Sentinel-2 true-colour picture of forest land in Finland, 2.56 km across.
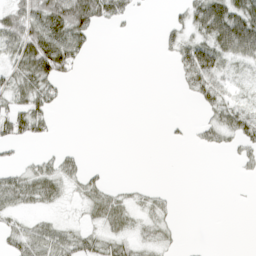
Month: April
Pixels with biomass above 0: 45%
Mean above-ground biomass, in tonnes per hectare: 26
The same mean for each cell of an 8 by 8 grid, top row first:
42 81 84 46 2 12 106 76
56 96 44 0 0 38 61 83
48 56 4 0 0 9 59 10
48 34 0 0 0 0 23 36
27 7 2 0 0 4 19 33
29 41 26 1 0 0 0 5
30 16 10 41 17 8 0 0
37 55 39 30 16 7 0 0
